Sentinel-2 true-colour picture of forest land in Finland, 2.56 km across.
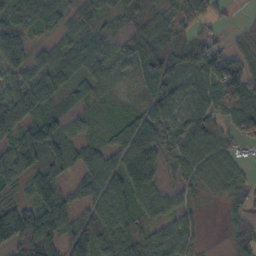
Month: October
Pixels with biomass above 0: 85%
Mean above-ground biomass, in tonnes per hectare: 65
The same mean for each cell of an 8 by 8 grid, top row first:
59 62 44 33 34 50 50 8
49 45 59 41 70 49 71 47
55 74 54 42 39 61 70 105
114 73 42 32 56 58 60 60
88 105 58 58 118 79 89 35
82 103 51 94 125 39 46 40
87 132 64 115 63 50 5 34
150 131 119 67 54 85 6 53
